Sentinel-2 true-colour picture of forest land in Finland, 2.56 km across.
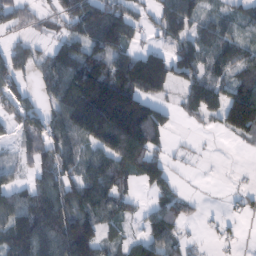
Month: February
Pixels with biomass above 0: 69%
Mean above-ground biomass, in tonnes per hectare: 87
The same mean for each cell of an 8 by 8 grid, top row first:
73 35 122 120 39 124 41 43
52 43 89 112 62 89 68 63
80 63 175 183 258 108 84 68
73 69 184 252 170 33 62 209
47 85 81 155 156 8 2 16
42 85 93 123 110 26 1 4
118 135 122 76 25 72 8 17
157 139 251 39 59 69 9 12
